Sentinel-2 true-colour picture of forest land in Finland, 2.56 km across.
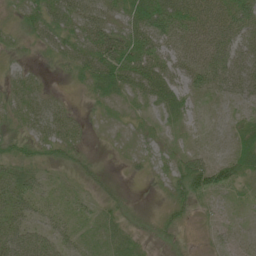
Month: June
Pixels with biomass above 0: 81%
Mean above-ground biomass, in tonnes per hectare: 34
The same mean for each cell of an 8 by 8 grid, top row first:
26 49 42 40 74 72 49 66
15 25 46 83 58 74 78 59
21 8 24 63 60 53 55 76
27 36 8 7 15 30 9 17
27 31 16 6 16 10 12 40
37 16 20 7 13 39 78 43
41 21 15 21 5 29 11 9
61 50 22 34 14 11 11 18
